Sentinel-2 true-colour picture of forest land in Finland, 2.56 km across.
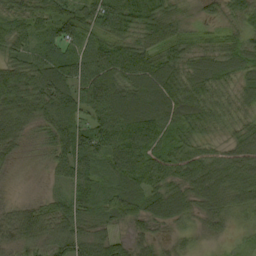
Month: September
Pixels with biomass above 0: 95%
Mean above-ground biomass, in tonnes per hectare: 64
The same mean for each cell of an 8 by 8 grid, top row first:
60 73 88 117 99 51 22 44
58 49 62 87 70 81 60 65
87 90 92 87 91 84 81 50
92 79 70 95 100 81 68 45
46 52 71 75 79 54 39 54
12 18 75 62 85 62 85 67
41 46 56 59 68 72 56 52
52 57 74 54 35 24 20 18
